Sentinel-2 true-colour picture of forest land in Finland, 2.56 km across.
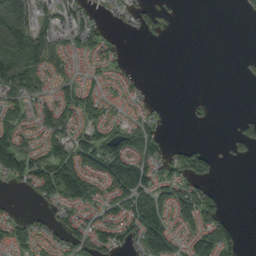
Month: September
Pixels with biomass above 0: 58%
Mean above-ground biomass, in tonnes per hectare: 49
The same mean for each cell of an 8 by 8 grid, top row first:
142 48 53 19 45 2 0 4
111 73 45 29 0 0 0 0
104 41 44 34 10 0 0 4
53 72 79 30 29 0 8 4
90 63 70 78 82 15 11 25
73 99 136 134 104 53 43 0
8 25 65 50 112 99 71 0
55 31 74 74 118 65 92 42
